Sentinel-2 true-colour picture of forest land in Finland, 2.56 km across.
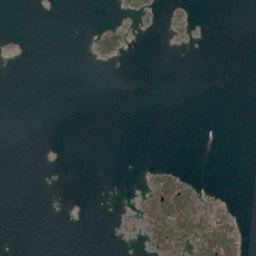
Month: May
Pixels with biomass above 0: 10%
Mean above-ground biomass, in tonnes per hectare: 4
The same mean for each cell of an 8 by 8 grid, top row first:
0 0 0 0 3 1 0 0
0 0 0 15 0 1 1 0
0 0 0 0 0 0 0 0
0 0 0 0 0 0 0 0
0 0 0 0 0 0 0 0
0 0 0 0 2 17 0 0
0 0 0 0 8 67 31 1
0 0 0 0 6 36 53 14
